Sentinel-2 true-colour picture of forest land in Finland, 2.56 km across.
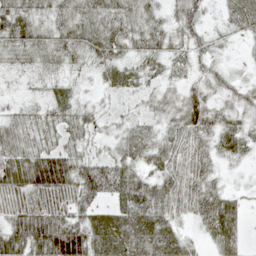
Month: May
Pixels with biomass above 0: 88%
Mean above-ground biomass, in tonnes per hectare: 46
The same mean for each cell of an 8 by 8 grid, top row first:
55 34 48 44 42 33 18 59
47 45 47 48 37 29 27 6
10 23 14 33 29 22 36 20
21 31 38 14 23 50 69 37
59 34 33 25 43 45 42 35
71 132 71 76 39 54 41 5
64 80 54 46 71 48 62 42
85 115 111 85 73 52 38 49
